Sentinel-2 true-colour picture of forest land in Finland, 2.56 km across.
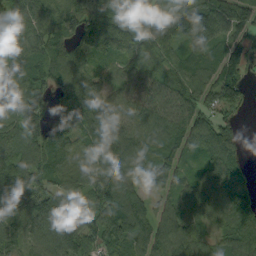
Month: September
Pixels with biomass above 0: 93%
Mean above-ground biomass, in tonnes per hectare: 97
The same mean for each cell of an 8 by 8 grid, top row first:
104 101 146 107 102 95 125 115
86 110 106 124 83 81 97 61
105 95 120 51 76 85 108 104
117 92 87 95 85 89 81 41
105 115 81 118 88 80 110 80
162 96 105 120 56 68 78 61
122 123 103 127 68 62 79 112
82 119 108 102 95 105 65 110
